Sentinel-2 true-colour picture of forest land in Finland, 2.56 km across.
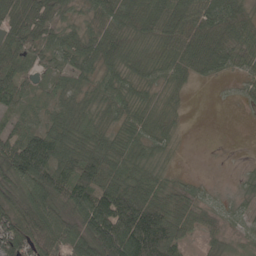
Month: May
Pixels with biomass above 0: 84%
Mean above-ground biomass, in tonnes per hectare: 60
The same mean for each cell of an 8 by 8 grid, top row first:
87 72 21 58 69 76 79 75
73 54 66 72 36 65 90 55
68 26 36 35 36 37 24 25
50 36 45 33 36 16 0 3
95 116 73 61 43 17 0 0
120 128 119 91 59 15 4 9
82 93 86 144 127 59 28 17
87 96 91 151 162 73 28 17
